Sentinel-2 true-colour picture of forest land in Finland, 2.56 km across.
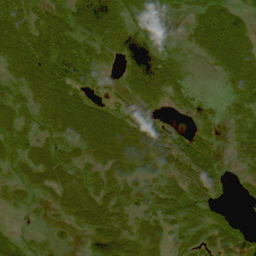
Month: August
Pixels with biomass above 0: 80%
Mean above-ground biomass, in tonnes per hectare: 44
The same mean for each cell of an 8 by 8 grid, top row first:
60 51 68 70 28 11 71 34
73 76 58 38 47 18 59 71
40 77 44 8 61 44 2 53
41 54 63 37 35 14 12 24
47 49 45 73 72 47 30 32
33 59 50 53 33 41 48 19
22 22 69 66 43 70 49 6
33 25 9 57 49 25 44 43
